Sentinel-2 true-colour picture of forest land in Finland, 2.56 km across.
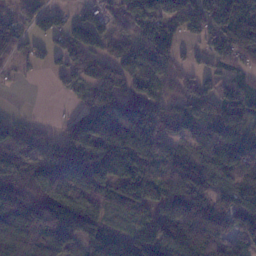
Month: January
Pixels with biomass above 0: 81%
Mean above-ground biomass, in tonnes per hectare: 96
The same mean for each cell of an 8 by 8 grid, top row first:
63 72 53 49 111 109 122 145
67 47 137 82 84 65 53 108
13 11 92 157 85 49 52 73
7 1 63 113 72 78 89 111
72 34 106 181 131 67 79 94
107 142 149 119 119 126 89 120
111 123 156 81 93 132 127 107
143 139 125 77 138 186 150 87
